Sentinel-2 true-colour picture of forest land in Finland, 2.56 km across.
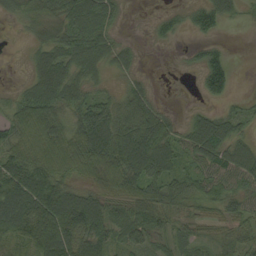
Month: September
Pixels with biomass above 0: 80%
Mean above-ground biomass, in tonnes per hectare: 52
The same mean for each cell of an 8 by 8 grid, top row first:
27 53 61 36 5 22 62 24
3 57 77 52 9 7 28 0
9 81 49 18 22 4 68 3
43 65 53 61 77 16 31 29
61 75 79 97 97 56 87 53
107 93 42 67 85 55 58 67
102 115 104 47 53 45 34 43
52 94 85 50 45 35 27 42
